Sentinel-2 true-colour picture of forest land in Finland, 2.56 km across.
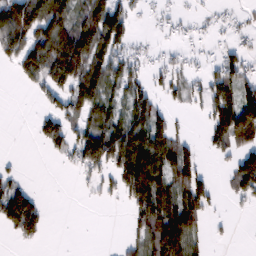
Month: February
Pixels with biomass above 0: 53%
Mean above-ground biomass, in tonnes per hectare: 64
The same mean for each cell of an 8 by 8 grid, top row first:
131 148 94 102 15 20 15 17
85 142 169 87 17 19 16 35
20 80 117 79 43 47 53 87
0 44 63 67 93 24 55 145
0 64 109 134 135 83 42 84
26 0 22 61 158 106 2 107
156 18 0 4 127 142 42 10
27 8 0 2 91 167 21 0
